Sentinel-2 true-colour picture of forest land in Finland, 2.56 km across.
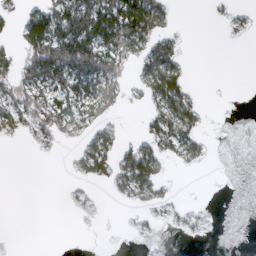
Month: February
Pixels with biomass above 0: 37%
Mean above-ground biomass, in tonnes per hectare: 27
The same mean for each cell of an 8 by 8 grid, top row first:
18 82 98 101 88 5 2 8
24 130 144 78 44 29 0 0
39 73 81 56 31 52 0 0
46 56 37 19 13 57 5 0
2 12 15 28 37 53 9 0
0 0 14 39 74 2 0 0
0 0 5 1 13 9 3 0
0 0 0 0 3 1 2 0
